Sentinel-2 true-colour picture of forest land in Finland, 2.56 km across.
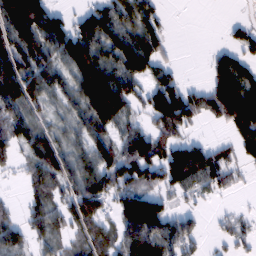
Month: February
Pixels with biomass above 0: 70%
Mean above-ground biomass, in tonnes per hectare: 77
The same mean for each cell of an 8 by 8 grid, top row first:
153 108 42 99 84 1 0 6
129 100 119 94 110 13 13 72
128 93 111 113 64 55 53 108
77 40 71 129 55 168 83 147
85 85 57 75 110 88 47 77
18 96 96 111 99 120 107 28
25 76 109 58 164 35 10 8
90 49 44 64 132 101 16 37
